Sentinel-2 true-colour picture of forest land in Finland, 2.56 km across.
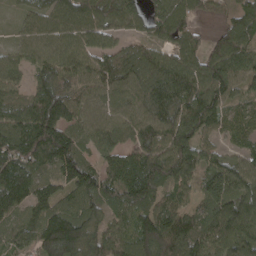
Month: April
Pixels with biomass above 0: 92%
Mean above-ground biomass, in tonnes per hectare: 119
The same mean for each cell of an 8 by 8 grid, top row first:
23 78 112 117 112 125 35 100
62 99 117 86 83 95 79 130
75 120 111 127 124 149 180 118
85 163 99 87 111 146 175 56
149 203 100 114 155 165 75 57
159 87 171 107 185 130 130 136
106 113 115 86 128 100 115 154
88 173 190 133 162 157 140 166
